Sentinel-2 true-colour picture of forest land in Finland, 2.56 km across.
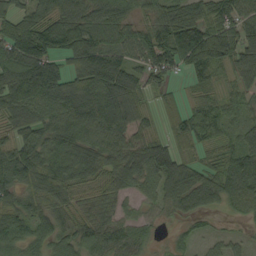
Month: September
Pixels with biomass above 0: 89%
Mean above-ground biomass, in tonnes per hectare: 88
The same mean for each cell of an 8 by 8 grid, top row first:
81 99 124 117 53 119 75 104
139 137 138 106 104 156 164 96
149 199 102 164 84 30 49 28
100 85 123 120 48 44 62 46
94 94 120 101 90 56 46 68
105 119 82 78 100 109 75 130
89 76 54 54 41 54 55 48
74 69 86 89 45 25 36 28
